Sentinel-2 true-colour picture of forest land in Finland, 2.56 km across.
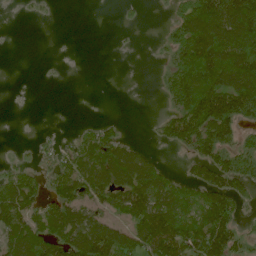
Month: June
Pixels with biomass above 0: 54%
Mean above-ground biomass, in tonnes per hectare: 65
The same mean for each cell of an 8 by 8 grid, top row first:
1 3 0 0 4 45 173 175
0 0 0 1 1 71 193 154
0 1 0 0 1 81 137 155
0 0 0 0 0 69 174 138
3 11 44 81 14 55 107 63
51 38 94 119 129 26 78 88
110 64 88 66 129 92 105 43
88 97 110 125 102 133 148 59
